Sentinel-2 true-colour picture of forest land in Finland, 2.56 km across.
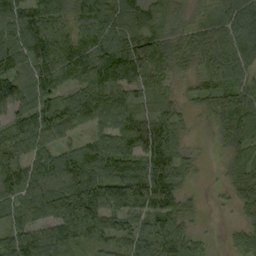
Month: September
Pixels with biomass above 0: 91%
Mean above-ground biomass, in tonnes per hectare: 87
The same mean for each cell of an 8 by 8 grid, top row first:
106 123 86 88 58 49 35 82
99 127 101 101 131 69 87 92
101 92 98 129 80 36 47 63
86 118 117 104 47 52 46 128
99 67 50 105 128 67 5 69
102 96 126 141 141 98 7 67
69 129 205 106 83 84 13 50
110 105 86 90 99 115 30 55
